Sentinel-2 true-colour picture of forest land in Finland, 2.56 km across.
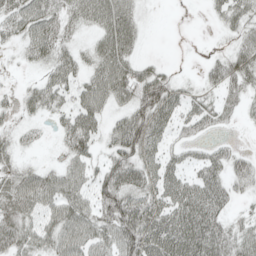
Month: May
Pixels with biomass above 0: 73%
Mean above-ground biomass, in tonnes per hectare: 44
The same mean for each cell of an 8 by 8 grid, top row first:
56 62 56 76 17 0 11 45
21 59 28 68 11 1 5 44
5 37 38 85 77 29 30 51
23 34 55 32 72 43 45 29
27 8 58 40 71 24 22 9
45 45 41 59 56 44 56 50
60 41 50 62 66 66 76 16
62 44 55 51 85 80 81 51
